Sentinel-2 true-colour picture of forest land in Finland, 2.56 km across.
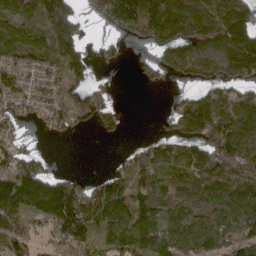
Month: April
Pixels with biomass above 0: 72%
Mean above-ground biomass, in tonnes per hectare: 98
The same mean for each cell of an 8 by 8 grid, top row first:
125 192 62 125 159 203 197 168
137 145 99 29 22 134 177 210
103 82 88 13 31 31 88 106
69 94 86 51 0 86 159 130
44 4 1 4 40 76 119 141
159 90 34 72 91 84 118 122
123 156 156 129 99 82 101 119
76 51 73 110 117 97 85 94
